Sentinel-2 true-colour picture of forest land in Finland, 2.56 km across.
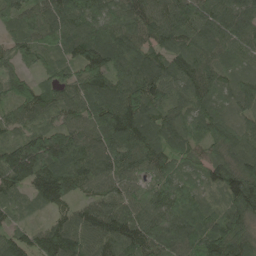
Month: May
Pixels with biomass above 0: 98%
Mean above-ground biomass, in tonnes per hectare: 106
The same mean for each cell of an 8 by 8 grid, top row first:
90 114 119 88 111 120 112 99
64 78 127 145 95 89 100 98
80 57 104 122 157 106 109 87
71 77 101 155 130 87 98 63
109 145 100 126 142 93 86 98
136 140 106 102 67 99 82 141
47 62 80 126 97 105 63 142
86 150 135 135 142 125 142 130
